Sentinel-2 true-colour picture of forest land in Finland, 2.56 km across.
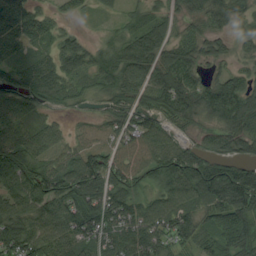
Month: August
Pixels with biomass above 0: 89%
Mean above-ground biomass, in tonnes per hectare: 73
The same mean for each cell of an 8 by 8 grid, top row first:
74 42 20 17 68 45 65 45
54 40 64 54 97 80 54 29
72 92 44 83 93 106 51 73
79 32 12 55 77 83 95 139
92 55 36 43 70 62 37 70
101 104 126 103 61 121 141 117
67 79 102 112 66 81 85 130
102 71 58 56 78 73 49 89
